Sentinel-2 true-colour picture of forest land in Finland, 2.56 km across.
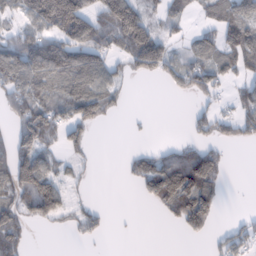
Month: February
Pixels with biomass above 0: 51%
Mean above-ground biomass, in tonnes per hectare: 55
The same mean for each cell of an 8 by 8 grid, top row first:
35 114 122 141 70 37 35 82
85 103 93 61 141 20 59 123
85 80 96 52 20 42 69 39
65 80 92 35 2 0 38 47
82 66 45 0 5 26 43 26
124 96 15 0 64 119 118 0
81 121 23 3 5 87 88 2
57 0 15 2 0 1 18 46
